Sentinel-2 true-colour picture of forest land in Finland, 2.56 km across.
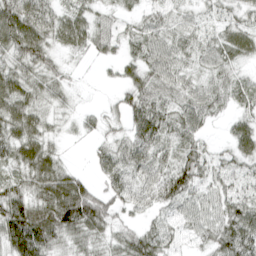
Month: April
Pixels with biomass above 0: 88%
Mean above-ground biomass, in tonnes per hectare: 53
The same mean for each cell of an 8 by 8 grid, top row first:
95 60 52 29 35 33 29 40
71 51 41 37 57 51 44 58
68 46 6 10 57 52 38 36
78 31 18 15 87 55 56 38
77 42 6 40 73 46 24 54
44 87 32 57 54 79 52 42
98 92 121 46 37 48 48 67
132 86 50 37 65 29 43 92
